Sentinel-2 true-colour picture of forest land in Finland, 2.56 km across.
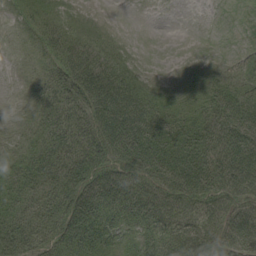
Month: August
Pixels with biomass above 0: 82%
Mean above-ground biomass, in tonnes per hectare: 46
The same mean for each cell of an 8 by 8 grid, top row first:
16 33 14 1 0 0 0 3
6 34 45 24 1 0 1 3
2 33 79 72 21 8 24 22
7 39 54 113 73 39 55 74
16 43 58 97 110 72 73 90
37 44 71 66 84 108 97 100
33 39 81 59 70 67 66 57
47 38 78 40 41 60 51 77
